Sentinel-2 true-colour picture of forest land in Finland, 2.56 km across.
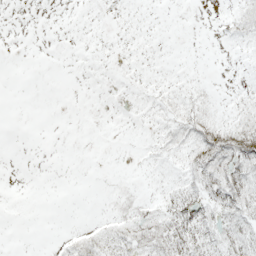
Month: May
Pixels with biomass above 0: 39%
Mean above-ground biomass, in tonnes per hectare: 4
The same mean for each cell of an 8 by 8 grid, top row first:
0 0 1 2 1 0 1 7
0 0 1 3 2 1 1 3
0 0 1 2 2 3 2 2
0 0 0 1 3 7 7 7
0 0 0 0 2 8 18 16
0 0 0 1 2 5 12 15
0 0 0 5 7 6 7 12
0 0 7 7 15 9 9 14
